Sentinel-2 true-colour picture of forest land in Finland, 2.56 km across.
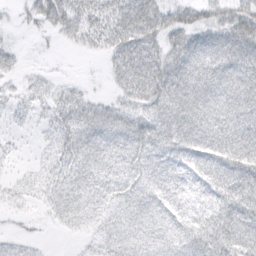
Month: March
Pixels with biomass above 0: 80%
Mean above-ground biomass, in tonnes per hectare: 36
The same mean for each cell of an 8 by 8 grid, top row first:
7 40 51 39 65 41 35 49
16 2 13 36 52 38 49 56
12 13 6 16 66 56 53 52
19 22 49 44 37 56 58 52
10 15 52 48 60 51 52 52
11 25 45 38 37 31 45 50
12 19 42 29 38 30 30 51
19 4 9 35 38 38 50 49
